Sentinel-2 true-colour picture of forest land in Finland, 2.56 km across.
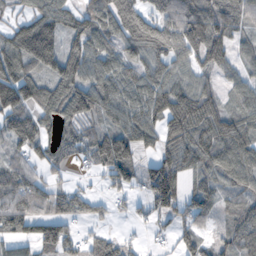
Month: November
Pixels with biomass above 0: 80%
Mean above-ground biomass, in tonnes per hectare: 78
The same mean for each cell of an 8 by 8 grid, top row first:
37 103 75 96 90 107 113 79
137 173 94 77 114 112 140 40
128 82 101 94 82 89 49 52
108 70 90 68 93 130 112 65
67 62 59 119 63 87 115 98
80 35 7 70 61 105 73 74
94 63 49 31 22 75 64 54
53 93 47 50 11 35 35 65
